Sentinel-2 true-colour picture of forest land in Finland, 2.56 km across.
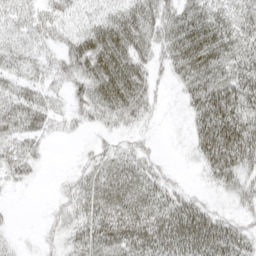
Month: April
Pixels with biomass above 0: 78%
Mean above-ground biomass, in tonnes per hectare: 39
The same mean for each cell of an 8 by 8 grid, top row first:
36 38 29 39 45 49 55 60
33 23 51 62 32 52 64 56
30 29 43 65 33 25 58 64
52 34 23 47 34 4 75 70
40 11 6 18 18 3 67 81
25 2 27 45 40 11 26 48
2 13 36 50 48 53 32 26
7 15 38 54 62 67 71 51
